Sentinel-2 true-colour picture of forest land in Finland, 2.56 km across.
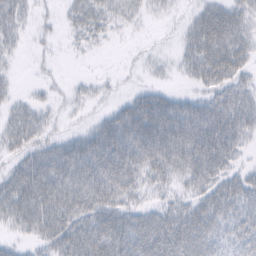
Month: February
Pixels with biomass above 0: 75%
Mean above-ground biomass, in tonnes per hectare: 51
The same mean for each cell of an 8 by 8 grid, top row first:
47 8 37 30 15 8 58 46
16 7 11 3 7 14 77 63
9 9 9 8 8 9 51 42
26 19 12 36 98 89 77 92
36 36 63 102 113 119 118 54
51 82 91 106 57 55 85 37
69 89 76 73 35 36 62 56
20 52 83 92 85 85 59 50
